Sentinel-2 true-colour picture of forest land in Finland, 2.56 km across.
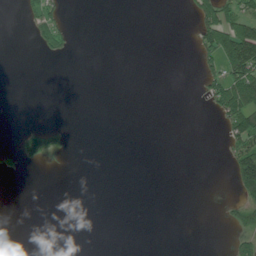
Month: July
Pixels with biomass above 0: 13%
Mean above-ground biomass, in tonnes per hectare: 19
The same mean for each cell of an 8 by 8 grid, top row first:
2 49 0 0 0 0 87 66
0 37 1 0 0 0 72 161
0 0 0 0 0 0 40 130
0 0 0 0 0 0 13 142
26 79 0 0 0 0 0 58
9 0 0 0 0 0 0 108
0 0 0 0 0 0 0 61
0 0 0 0 0 0 0 47
